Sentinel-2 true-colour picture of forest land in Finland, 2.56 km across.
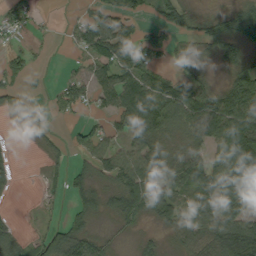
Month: September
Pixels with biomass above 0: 66%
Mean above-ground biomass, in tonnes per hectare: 55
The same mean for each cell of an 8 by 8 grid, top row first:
56 7 21 61 31 67 21 80
30 7 38 106 79 24 36 69
41 10 45 79 82 42 32 65
27 20 34 58 115 88 116 135
2 22 39 44 73 46 65 148
15 20 42 59 91 79 77 99
1 11 43 39 74 56 69 76
51 72 87 21 21 34 71 164
